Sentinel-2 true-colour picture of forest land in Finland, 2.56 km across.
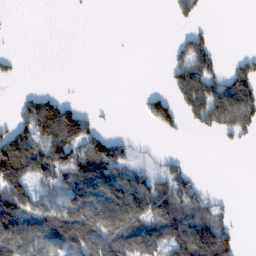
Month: February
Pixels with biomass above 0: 45%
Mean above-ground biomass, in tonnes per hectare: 59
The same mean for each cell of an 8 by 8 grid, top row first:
0 0 1 0 0 31 5 0
1 0 0 0 0 31 63 3
16 0 0 0 0 75 111 103
39 143 67 2 32 69 110 129
139 117 126 79 10 0 0 19
121 96 127 101 58 69 2 0
135 91 119 113 100 100 67 0
110 102 159 128 124 123 164 33
